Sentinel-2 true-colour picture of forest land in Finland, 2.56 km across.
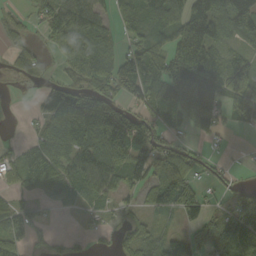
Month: September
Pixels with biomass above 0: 70%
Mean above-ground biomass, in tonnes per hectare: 70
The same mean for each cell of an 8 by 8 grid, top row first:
23 74 105 42 64 85 161 123
28 29 81 46 78 109 153 42
9 25 55 87 104 128 148 106
0 78 137 104 68 99 98 95
20 74 97 140 86 46 25 3
43 73 84 96 82 104 45 13
61 21 36 33 35 74 51 95
67 22 13 16 52 73 90 124
